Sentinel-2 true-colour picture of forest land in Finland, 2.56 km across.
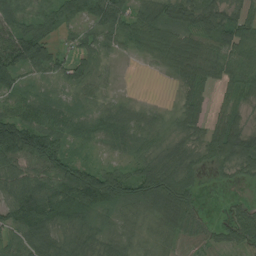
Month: July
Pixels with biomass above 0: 88%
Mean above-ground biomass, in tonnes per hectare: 67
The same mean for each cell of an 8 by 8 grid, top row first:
75 89 84 117 73 61 76 60
109 74 50 46 63 111 66 101
65 33 56 17 1 34 52 77
70 69 34 45 28 39 38 33
161 111 35 43 53 47 58 107
93 91 125 100 92 99 17 30
110 115 112 60 69 109 11 38
57 72 65 53 46 46 39 75
